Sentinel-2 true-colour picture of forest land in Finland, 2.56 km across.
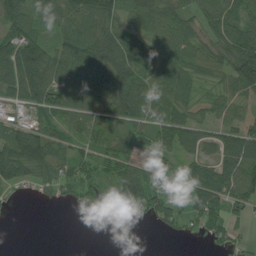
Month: July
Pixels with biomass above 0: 74%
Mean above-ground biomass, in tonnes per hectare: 66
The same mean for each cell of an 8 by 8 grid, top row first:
89 57 74 70 78 65 72 87
117 66 79 102 85 72 57 104
126 114 48 118 77 88 35 112
35 77 39 83 88 70 37 34
137 106 42 47 48 95 55 115
97 60 74 58 89 75 98 116
3 6 34 23 87 54 108 39
0 0 0 0 0 11 30 31
